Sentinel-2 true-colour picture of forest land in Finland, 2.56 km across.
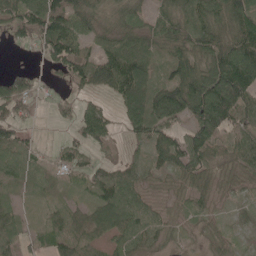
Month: May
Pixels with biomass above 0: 80%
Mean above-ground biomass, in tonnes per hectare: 50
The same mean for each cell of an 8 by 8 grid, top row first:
58 112 66 20 28 56 65 77
16 67 65 46 49 54 67 95
58 16 49 99 93 74 100 121
53 12 42 22 99 89 119 66
70 8 35 24 36 63 69 44
34 25 20 51 28 41 46 36
22 19 29 82 45 18 18 12
40 40 41 38 43 10 21 9
